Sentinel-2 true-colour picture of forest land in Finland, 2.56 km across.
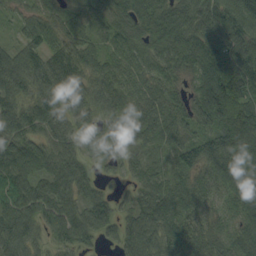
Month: September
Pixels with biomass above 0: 95%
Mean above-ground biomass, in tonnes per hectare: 76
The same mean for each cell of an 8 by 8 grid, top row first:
36 54 57 75 83 90 98 113
47 79 78 58 60 90 96 107
86 86 70 76 68 46 116 125
77 79 58 70 74 73 137 121
88 63 48 63 58 72 78 119
98 77 64 15 56 53 68 73
102 80 69 55 82 89 54 66
101 43 69 39 99 101 64 75
